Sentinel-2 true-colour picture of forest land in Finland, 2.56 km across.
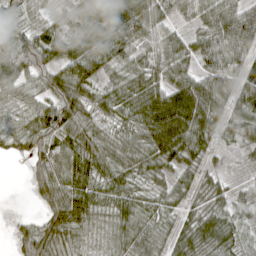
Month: April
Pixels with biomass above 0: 87%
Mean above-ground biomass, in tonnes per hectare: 59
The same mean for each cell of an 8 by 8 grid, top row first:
62 33 57 74 86 37 54 99
92 96 72 74 48 54 65 93
73 74 80 39 72 66 74 62
25 85 65 52 80 113 89 72
28 66 61 52 61 94 47 28
0 78 66 57 43 43 25 9
0 59 69 53 49 36 44 45
37 78 33 40 71 51 60 48
